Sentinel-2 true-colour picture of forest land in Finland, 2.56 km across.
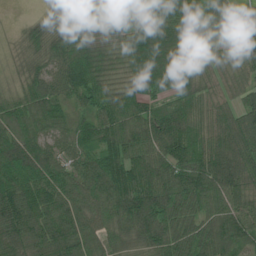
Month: June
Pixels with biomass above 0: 96%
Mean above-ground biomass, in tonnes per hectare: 91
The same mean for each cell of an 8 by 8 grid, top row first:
4 48 52 69 81 101 108 84
32 95 85 62 133 127 69 65
42 91 128 68 125 116 73 68
80 106 78 103 83 90 91 92
113 73 87 104 102 97 93 139
127 99 74 117 121 80 100 131
125 89 89 93 124 94 73 82
130 106 106 67 82 71 87 82
